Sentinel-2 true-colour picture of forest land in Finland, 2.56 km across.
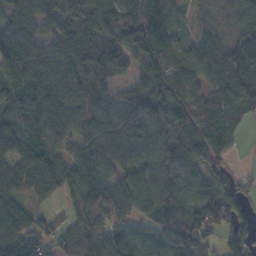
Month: November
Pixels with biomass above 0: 90%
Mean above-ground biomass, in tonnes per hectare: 78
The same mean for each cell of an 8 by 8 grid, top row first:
69 69 98 79 98 58 20 80
98 60 99 99 79 71 63 106
82 100 91 57 66 100 73 114
73 100 95 78 95 95 87 60
89 76 72 90 89 73 94 23
86 95 85 64 67 66 64 27
92 22 53 77 69 62 135 94
99 46 97 83 39 79 55 101
